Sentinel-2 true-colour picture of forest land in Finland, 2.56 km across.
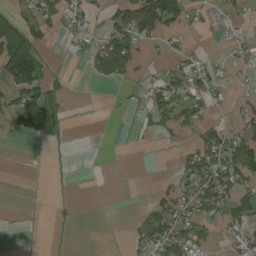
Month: August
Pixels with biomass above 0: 36%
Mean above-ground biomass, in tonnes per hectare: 42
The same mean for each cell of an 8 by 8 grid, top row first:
51 64 39 53 197 109 16 21
172 21 14 128 32 25 5 32
142 70 1 55 18 67 63 14
119 158 0 2 32 58 26 32
2 23 0 0 2 15 69 87
0 0 0 0 0 35 105 87
1 1 1 0 11 73 89 71
1 0 0 0 49 82 28 45
